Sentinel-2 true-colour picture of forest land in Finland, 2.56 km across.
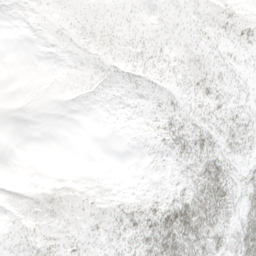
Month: April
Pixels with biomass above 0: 71%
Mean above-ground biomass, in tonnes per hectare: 15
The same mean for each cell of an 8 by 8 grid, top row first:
7 7 19 15 10 7 13 21
0 8 9 15 16 12 10 12
2 7 12 16 15 11 18 7
0 1 3 10 17 20 17 15
0 0 0 1 10 30 24 19
2 4 3 2 4 15 38 17
18 20 16 19 27 41 47 23
15 22 14 14 29 48 36 33
